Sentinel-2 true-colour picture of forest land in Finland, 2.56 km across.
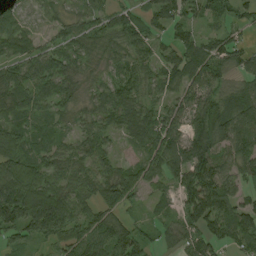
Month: August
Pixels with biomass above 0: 87%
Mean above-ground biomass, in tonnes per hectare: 71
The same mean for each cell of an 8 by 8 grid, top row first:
52 17 38 60 49 75 57 50
85 48 57 46 47 63 62 51
82 95 46 49 59 68 78 46
74 59 44 90 64 66 92 97
82 46 49 41 73 87 106 97
114 75 59 82 83 73 108 62
161 171 78 93 28 54 131 83
41 58 94 108 47 49 68 79
